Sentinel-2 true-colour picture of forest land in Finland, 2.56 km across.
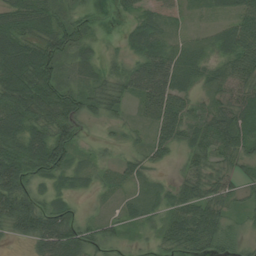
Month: August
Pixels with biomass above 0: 90%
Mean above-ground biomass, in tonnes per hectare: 47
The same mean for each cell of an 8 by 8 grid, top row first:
71 62 38 7 31 20 16 49
72 70 48 7 50 26 25 67
85 74 30 40 61 49 39 66
78 71 60 37 28 68 51 74
70 99 29 17 25 49 57 58
91 49 24 19 29 18 54 37
87 47 18 10 35 52 60 24
25 79 68 34 18 59 62 32
